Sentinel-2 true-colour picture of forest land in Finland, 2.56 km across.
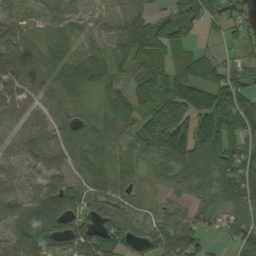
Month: September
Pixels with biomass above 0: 87%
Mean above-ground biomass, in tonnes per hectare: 81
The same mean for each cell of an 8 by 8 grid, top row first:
39 53 34 39 74 117 87 41
83 58 45 40 150 124 30 44
77 53 98 70 127 145 114 71
65 51 41 63 98 142 181 158
53 59 72 56 103 151 140 117
64 52 39 55 32 41 68 138
70 110 72 69 32 37 52 84
77 142 132 128 63 128 42 82
